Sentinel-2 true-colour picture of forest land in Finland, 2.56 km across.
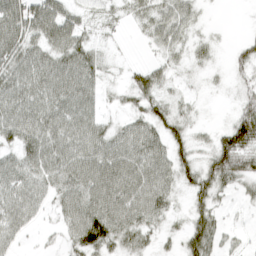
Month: April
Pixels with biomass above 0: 81%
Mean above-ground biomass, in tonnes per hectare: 44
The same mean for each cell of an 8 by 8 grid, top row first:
68 68 27 15 34 56 5 0
65 54 54 8 9 31 17 23
64 68 68 11 42 15 8 18
64 66 61 12 46 33 3 41
53 64 63 60 70 46 27 88
57 55 68 74 68 50 67 56
58 26 69 74 70 20 49 10
29 6 68 66 34 19 69 11
